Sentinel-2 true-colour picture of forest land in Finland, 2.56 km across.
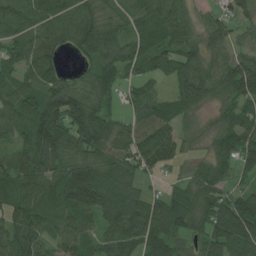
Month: July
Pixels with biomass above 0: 90%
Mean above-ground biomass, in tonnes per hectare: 89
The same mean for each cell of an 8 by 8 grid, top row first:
106 115 105 53 78 96 34 54
79 89 79 84 80 85 78 56
66 80 42 73 65 66 93 139
107 143 139 64 88 74 29 103
55 119 110 110 115 94 37 106
107 97 139 99 54 28 98 42
97 77 116 114 106 126 118 139
103 70 93 86 109 80 99 121
